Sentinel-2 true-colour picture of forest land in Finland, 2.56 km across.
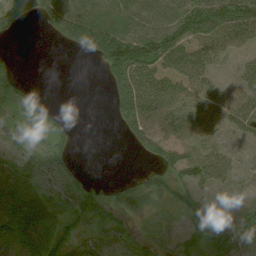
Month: August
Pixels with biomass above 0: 70%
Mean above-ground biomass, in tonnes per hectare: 42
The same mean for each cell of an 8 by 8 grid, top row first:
43 46 55 28 26 50 88 81
1 1 32 98 91 71 64 34
25 0 0 50 71 48 36 33
46 35 0 29 90 54 52 58
43 52 5 0 48 62 39 13
70 34 28 4 20 44 57 24
81 56 61 43 30 28 40 51
53 54 33 40 18 21 62 59
